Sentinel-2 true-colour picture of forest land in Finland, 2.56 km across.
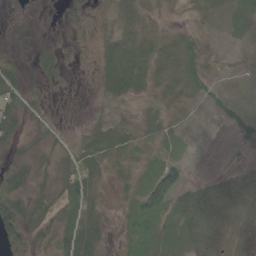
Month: May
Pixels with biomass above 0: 61%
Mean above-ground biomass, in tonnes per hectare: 17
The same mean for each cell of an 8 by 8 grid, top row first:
0 1 10 9 14 2 18 11
1 11 7 13 17 21 12 4
28 15 2 19 19 14 24 4
32 6 1 5 7 5 7 13
16 15 11 18 11 11 2 12
33 17 34 10 19 32 9 18
38 21 24 6 48 40 38 24
34 19 44 8 40 28 30 16
